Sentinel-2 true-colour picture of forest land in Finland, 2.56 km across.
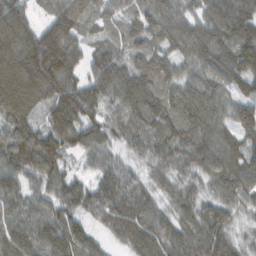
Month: February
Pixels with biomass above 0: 98%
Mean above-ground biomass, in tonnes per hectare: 93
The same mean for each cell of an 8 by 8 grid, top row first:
110 57 94 63 95 99 88 121
120 151 65 78 87 89 110 115
131 142 90 119 111 84 80 96
107 88 147 59 112 107 122 100
114 125 93 59 92 100 116 105
85 97 47 95 52 63 78 106
74 78 77 115 90 67 64 57
103 102 107 41 94 89 108 46
